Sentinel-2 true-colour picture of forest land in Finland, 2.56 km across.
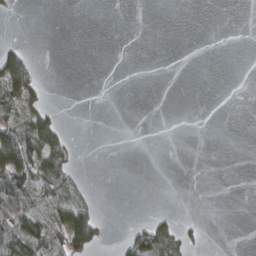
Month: March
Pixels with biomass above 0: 21%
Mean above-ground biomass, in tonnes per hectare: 18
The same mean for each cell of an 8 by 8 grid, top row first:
2 0 0 0 0 0 0 0
18 0 0 0 0 0 0 0
85 3 0 0 0 0 0 0
48 36 0 0 0 0 0 0
132 70 4 0 0 0 0 0
113 81 10 0 0 0 0 0
88 43 65 0 0 1 0 0
85 79 94 4 62 51 5 0
